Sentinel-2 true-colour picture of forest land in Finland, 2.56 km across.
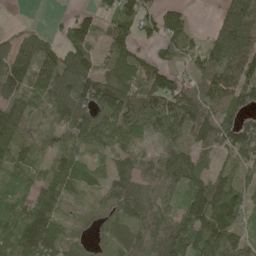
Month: May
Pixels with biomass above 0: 86%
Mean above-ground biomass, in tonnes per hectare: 91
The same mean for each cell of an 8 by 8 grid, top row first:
1 7 45 95 116 56 5 183
98 73 111 89 33 83 88 135
127 133 176 131 112 91 102 129
88 66 124 131 137 135 104 82
81 41 66 57 48 79 80 133
63 69 71 90 82 121 74 54
76 107 23 57 91 88 166 89
114 127 39 55 104 138 134 88
